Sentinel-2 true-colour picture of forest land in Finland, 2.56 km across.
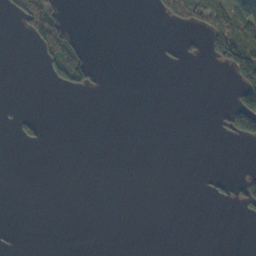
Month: October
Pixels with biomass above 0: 11%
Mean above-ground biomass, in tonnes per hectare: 12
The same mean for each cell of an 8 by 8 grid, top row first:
14 51 0 0 0 34 83 100
0 40 25 0 0 7 38 122
0 12 36 0 0 0 0 49
6 0 0 0 0 0 0 96
9 4 0 0 0 0 0 11
0 0 0 0 0 0 5 10
0 0 0 0 0 0 1 15
2 0 0 0 0 0 0 0
